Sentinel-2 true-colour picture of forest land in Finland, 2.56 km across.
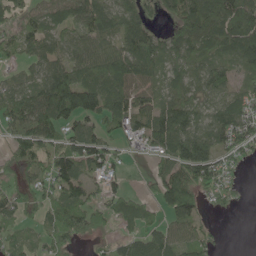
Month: May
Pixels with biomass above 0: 78%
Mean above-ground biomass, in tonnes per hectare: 66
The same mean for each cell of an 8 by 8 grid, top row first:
43 66 81 82 54 69 124 126
50 59 52 60 110 78 77 99
39 85 98 98 66 69 76 36
78 107 115 78 71 102 62 78
57 78 79 40 40 98 82 71
44 73 79 45 14 103 82 17
57 55 74 52 40 95 29 10
35 51 46 27 72 64 40 0
